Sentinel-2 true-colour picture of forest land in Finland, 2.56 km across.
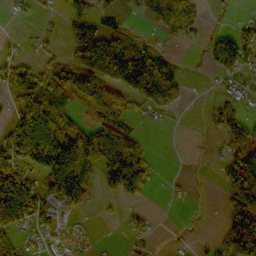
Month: October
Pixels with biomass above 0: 52%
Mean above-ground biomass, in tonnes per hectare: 57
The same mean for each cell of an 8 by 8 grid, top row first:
10 6 83 39 49 112 11 14
16 19 148 123 56 18 35 95
105 84 105 105 155 56 2 34
57 84 37 65 29 19 22 27
112 148 87 109 26 1 4 69
107 110 108 97 68 5 3 90
167 82 41 5 15 4 1 115
37 27 17 2 20 6 8 135
